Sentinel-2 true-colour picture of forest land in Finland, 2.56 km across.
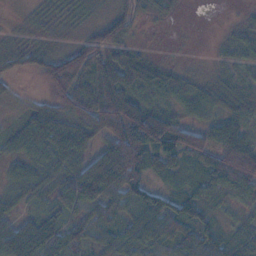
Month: November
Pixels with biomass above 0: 81%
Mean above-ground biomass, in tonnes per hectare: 50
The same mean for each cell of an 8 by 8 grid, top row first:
2 14 13 40 14 9 0 4
25 21 57 79 20 10 7 25
12 68 70 91 58 33 16 22
9 65 80 112 91 31 23 29
36 71 71 98 133 77 56 81
39 41 108 144 54 24 60 94
27 32 69 60 62 49 38 24
112 87 47 42 47 54 50 32
